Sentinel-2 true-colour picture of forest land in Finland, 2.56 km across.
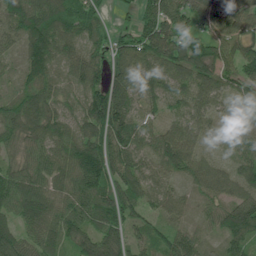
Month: July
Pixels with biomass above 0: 94%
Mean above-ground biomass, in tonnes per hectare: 79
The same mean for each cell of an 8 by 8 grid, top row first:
91 108 110 23 74 105 106 108
50 117 70 77 111 97 80 83
39 73 73 104 78 76 81 81
76 70 61 174 63 42 60 37
48 74 91 116 66 100 36 49
77 84 111 110 80 55 80 61
88 91 101 98 61 58 48 112
81 69 82 84 49 73 34 81
